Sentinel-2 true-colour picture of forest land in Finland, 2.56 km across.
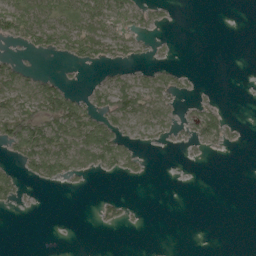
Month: May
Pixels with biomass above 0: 35%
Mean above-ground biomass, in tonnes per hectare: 28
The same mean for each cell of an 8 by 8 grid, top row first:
85 80 96 88 35 4 0 0
15 41 68 64 17 4 0 0
61 31 4 33 32 29 0 0
70 92 80 79 63 23 49 0
55 95 93 88 20 10 35 7
28 49 24 20 10 0 0 0
9 0 0 22 3 0 0 0
0 0 0 0 0 0 0 0
